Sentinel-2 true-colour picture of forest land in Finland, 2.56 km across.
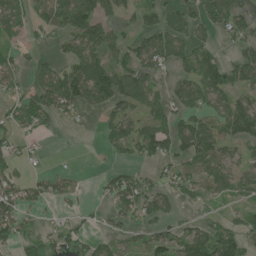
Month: July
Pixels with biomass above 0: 61%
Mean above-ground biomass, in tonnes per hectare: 58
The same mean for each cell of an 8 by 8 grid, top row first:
51 67 110 54 34 45 77 84
33 18 100 67 62 79 48 48
42 83 125 105 70 50 94 69
57 81 50 51 58 55 63 99
42 4 0 48 84 78 85 64
42 42 11 37 37 67 76 67
76 19 22 41 76 28 25 38
62 44 38 41 36 69 91 72
